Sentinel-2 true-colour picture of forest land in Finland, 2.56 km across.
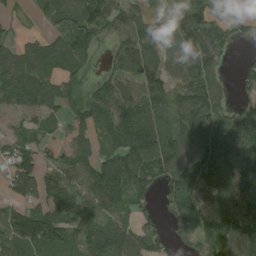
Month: August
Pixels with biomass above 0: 81%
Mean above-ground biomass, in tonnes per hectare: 90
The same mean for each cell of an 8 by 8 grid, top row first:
30 62 122 106 79 34 119 106
72 91 87 53 130 53 118 15
148 100 68 81 120 71 87 45
76 68 100 135 100 63 87 53
83 39 81 110 140 91 88 90
131 77 99 153 118 101 116 91
68 131 112 106 46 56 70 119
115 134 88 142 85 43 56 101
